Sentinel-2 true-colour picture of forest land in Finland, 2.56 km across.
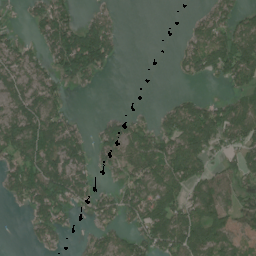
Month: July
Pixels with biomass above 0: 61%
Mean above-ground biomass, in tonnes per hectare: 76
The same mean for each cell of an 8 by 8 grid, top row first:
12 103 37 25 0 0 61 67
64 86 178 73 0 17 135 160
74 69 68 4 0 13 34 91
88 107 5 13 13 102 107 118
116 135 78 96 115 129 109 91
102 136 78 33 115 114 79 77
16 119 42 75 131 122 105 102
0 43 16 71 106 138 109 110
